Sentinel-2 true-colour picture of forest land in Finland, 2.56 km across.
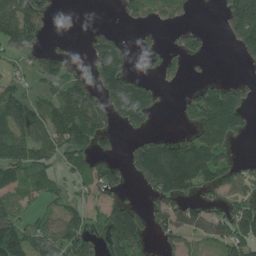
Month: July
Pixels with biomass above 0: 55%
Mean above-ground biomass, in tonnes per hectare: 74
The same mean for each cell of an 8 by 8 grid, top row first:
146 55 0 1 56 46 0 129
95 38 4 101 26 38 21 66
40 66 67 113 43 19 30 26
105 88 133 84 114 9 159 118
106 98 105 31 71 89 132 17
61 53 42 88 96 194 115 79
61 44 57 99 57 82 59 102
152 102 112 107 90 55 46 130
